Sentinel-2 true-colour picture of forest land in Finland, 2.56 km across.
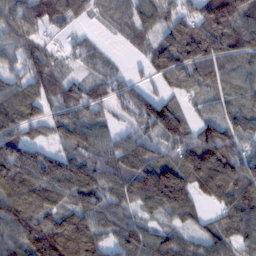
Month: February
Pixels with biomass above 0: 89%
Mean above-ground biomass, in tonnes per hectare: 105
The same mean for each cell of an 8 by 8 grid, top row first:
90 102 49 63 88 99 143 141
80 65 45 14 62 176 166 119
70 99 58 69 44 92 102 76
121 67 77 54 125 93 55 103
129 66 111 69 99 117 179 120
163 163 137 96 141 160 230 184
143 110 104 79 73 141 62 172
99 154 158 70 101 61 92 96
